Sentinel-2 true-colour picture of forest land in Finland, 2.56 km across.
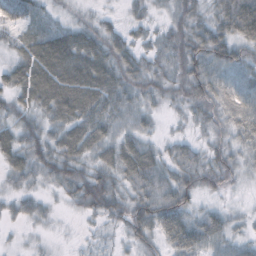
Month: October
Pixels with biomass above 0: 92%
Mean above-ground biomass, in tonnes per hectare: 44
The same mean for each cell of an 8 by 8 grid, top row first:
47 27 17 13 25 40 43 106
41 74 70 51 31 53 67 51
50 83 80 62 47 47 61 52
44 51 70 54 34 16 34 63
55 53 64 54 41 30 28 37
37 36 54 49 62 48 47 26
28 16 34 49 61 70 23 11
8 11 9 15 40 63 55 27
